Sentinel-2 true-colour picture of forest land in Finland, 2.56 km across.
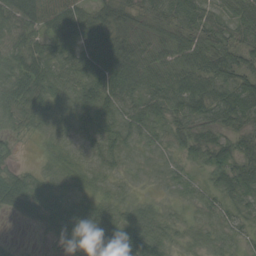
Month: August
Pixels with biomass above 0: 91%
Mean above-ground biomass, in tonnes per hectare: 41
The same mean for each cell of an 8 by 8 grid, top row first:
73 94 60 48 30 50 30 46
42 38 56 62 30 51 56 48
60 63 57 60 46 50 57 51
46 44 37 41 39 37 54 66
11 12 20 33 21 25 44 40
40 26 20 18 9 18 35 54
39 56 35 26 31 12 25 25
6 14 76 90 68 18 25 13
